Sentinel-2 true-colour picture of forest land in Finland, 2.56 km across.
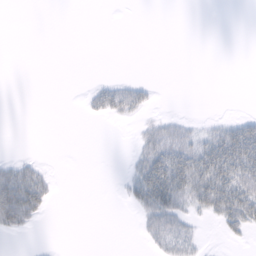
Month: February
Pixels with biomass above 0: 24%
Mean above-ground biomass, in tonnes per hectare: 14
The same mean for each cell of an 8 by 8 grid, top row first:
0 0 0 0 0 0 0 0
0 0 0 0 0 0 0 0
0 0 0 9 5 0 0 0
0 0 2 28 12 3 0 3
0 0 0 0 21 42 37 74
49 15 0 0 53 67 61 57
80 17 0 0 36 44 34 61
2 0 0 0 10 39 3 8
